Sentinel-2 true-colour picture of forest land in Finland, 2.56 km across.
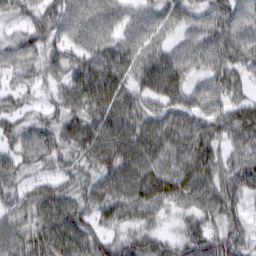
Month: March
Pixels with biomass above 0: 93%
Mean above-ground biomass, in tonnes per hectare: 62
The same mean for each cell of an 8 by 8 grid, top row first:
42 70 71 59 53 55 56 60
51 61 56 69 63 43 64 66
27 39 77 88 64 71 49 40
37 40 68 86 74 70 56 56
44 63 73 100 100 81 71 60
45 38 53 77 94 78 71 86
49 73 59 74 65 36 65 52
62 75 76 45 60 43 79 71
